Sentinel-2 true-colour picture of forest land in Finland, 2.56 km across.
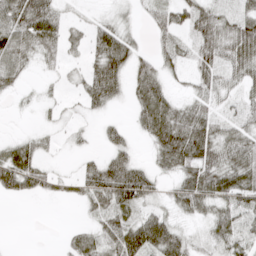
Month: April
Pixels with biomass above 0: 67%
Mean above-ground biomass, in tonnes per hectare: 35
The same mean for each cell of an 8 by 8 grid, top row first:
59 51 7 14 16 34 45 40
55 37 17 67 12 30 49 70
29 5 23 65 56 12 37 38
3 7 10 9 52 45 28 28
31 10 8 27 13 80 65 48
84 34 32 67 43 35 62 55
0 0 10 57 33 31 40 48
0 0 34 54 93 59 24 41
